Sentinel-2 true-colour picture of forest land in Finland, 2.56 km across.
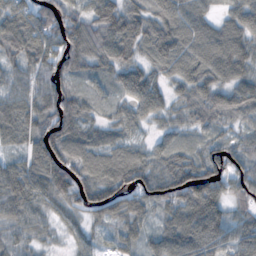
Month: October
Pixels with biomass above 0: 93%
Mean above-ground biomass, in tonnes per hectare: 72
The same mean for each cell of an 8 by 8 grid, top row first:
87 80 62 98 74 76 51 71
84 92 91 92 64 99 100 81
51 67 51 59 93 59 73 69
78 72 79 37 64 42 68 68
42 112 97 71 35 46 49 51
89 100 95 107 78 96 112 73
77 48 64 68 54 88 115 55
49 25 38 16 46 103 96 79
